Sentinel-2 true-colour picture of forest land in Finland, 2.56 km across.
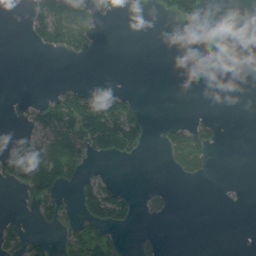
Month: August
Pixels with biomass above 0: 25%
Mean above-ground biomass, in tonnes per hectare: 30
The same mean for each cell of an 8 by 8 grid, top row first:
0 105 97 14 0 62 5 0
0 38 45 0 0 0 0 0
0 0 4 0 0 0 0 0
5 77 144 130 23 0 5 0
14 63 100 102 35 68 42 0
73 137 55 9 0 20 15 0
4 53 54 104 17 5 0 7
44 14 91 48 16 0 0 0
